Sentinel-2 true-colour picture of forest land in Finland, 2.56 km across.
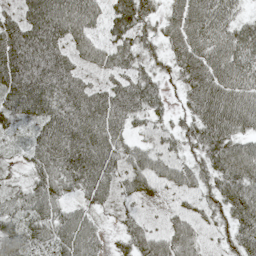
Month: May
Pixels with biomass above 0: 90%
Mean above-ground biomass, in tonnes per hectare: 66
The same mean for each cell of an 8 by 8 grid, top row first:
65 110 82 72 65 54 78 35
123 107 60 64 41 53 71 73
116 115 66 57 55 34 92 67
57 80 101 93 55 24 94 89
17 82 114 82 37 35 79 72
15 77 94 76 77 64 51 89
41 61 38 39 32 29 40 72
66 52 73 20 63 76 33 59
